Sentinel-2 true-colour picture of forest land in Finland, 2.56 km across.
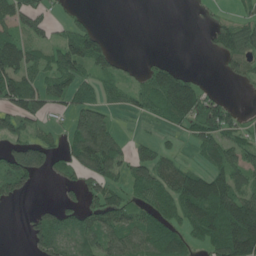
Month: June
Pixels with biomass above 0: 59%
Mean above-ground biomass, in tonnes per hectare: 57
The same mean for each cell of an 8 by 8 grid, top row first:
78 37 19 0 0 0 9 27
95 56 93 25 0 0 13 83
106 67 66 40 38 93 6 31
87 40 69 33 36 90 76 15
76 54 90 77 28 14 76 48
117 29 44 55 70 99 91 59
6 28 54 77 61 85 147 135
0 70 55 68 76 80 75 178
